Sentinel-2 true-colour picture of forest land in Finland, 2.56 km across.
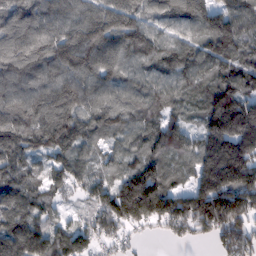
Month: February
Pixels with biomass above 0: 92%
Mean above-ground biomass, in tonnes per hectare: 130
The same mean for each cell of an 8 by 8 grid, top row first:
120 122 107 135 96 120 125 121
138 162 189 136 138 120 123 107
134 134 146 110 103 109 107 146
133 156 130 113 98 72 134 228
142 139 121 53 109 127 147 240
115 88 96 77 196 69 160 210
143 75 43 179 225 131 203 209
180 155 140 104 30 50 56 178
